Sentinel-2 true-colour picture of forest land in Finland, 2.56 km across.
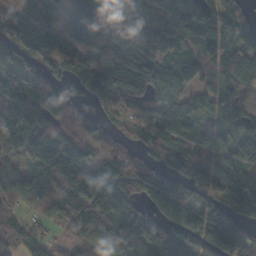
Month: October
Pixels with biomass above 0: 87%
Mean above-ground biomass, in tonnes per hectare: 107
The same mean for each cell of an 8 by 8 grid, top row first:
108 67 106 153 155 155 119 74
112 94 96 144 149 83 103 118
138 114 117 135 134 90 62 84
109 104 49 57 102 90 66 84
101 134 89 57 70 90 91 149
79 106 112 152 109 88 93 107
57 106 163 161 71 149 93 99
88 54 101 119 143 146 178 115
